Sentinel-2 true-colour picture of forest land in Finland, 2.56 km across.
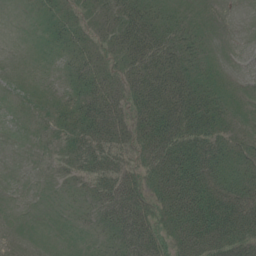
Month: July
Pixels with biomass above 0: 76%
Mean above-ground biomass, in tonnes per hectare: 29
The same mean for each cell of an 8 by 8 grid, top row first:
1 18 19 27 41 17 3 0
0 9 24 25 48 34 9 0
6 9 38 25 47 49 23 4
5 20 48 46 43 62 43 17
1 11 43 44 33 59 44 27
0 6 22 48 33 69 53 35
1 4 11 50 46 61 68 57
6 3 5 28 67 32 63 51
